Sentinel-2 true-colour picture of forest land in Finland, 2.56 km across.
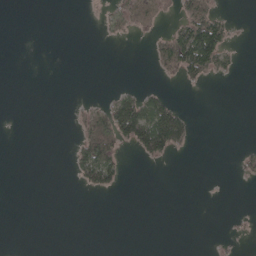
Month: May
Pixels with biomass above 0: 16%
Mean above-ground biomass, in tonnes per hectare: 17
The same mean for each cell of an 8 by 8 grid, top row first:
0 0 0 17 44 21 58 2
0 0 0 0 2 90 153 10
0 0 0 0 1 16 24 5
0 0 16 75 107 65 0 0
0 0 39 80 94 68 0 4
0 0 41 64 0 0 0 10
0 0 0 0 0 0 0 1
0 0 0 0 0 0 1 7
